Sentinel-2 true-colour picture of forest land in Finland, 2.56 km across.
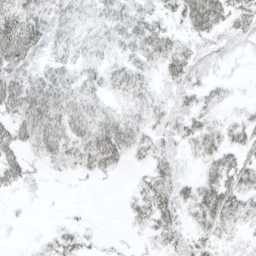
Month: April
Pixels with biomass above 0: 77%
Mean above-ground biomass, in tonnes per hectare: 23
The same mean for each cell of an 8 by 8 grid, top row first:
40 38 17 27 28 24 57 29
59 30 21 20 35 28 13 8
48 38 25 21 19 23 14 4
45 53 30 17 20 22 18 8
29 44 35 48 22 19 27 23
24 6 12 8 15 24 24 31
2 1 3 0 25 31 40 29
1 9 14 3 6 20 20 9
